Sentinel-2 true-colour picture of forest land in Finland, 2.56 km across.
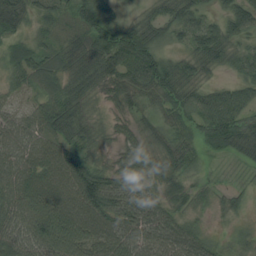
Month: August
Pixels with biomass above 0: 88%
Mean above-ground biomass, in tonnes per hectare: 54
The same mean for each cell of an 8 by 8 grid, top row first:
66 34 52 35 30 61 31 67
38 37 55 95 90 23 61 32
34 53 61 44 66 66 20 36
34 60 41 15 24 46 71 60
73 59 49 15 33 53 36 67
85 77 121 57 43 41 13 6
94 101 98 99 80 35 15 16
90 113 90 82 71 79 37 16
